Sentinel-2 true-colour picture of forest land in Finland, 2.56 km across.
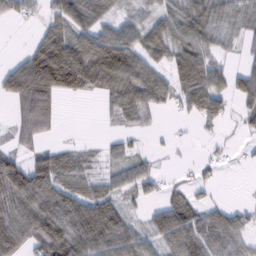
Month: February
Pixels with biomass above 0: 70%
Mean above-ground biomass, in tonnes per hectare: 55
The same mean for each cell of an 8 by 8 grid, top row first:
33 41 67 37 37 67 70 35
3 93 93 107 72 73 56 23
88 122 112 101 84 71 87 52
33 62 0 33 49 20 79 38
26 24 17 22 10 10 9 8
106 101 46 40 58 9 18 0
87 85 83 67 23 76 40 26
71 106 85 84 45 81 82 48
